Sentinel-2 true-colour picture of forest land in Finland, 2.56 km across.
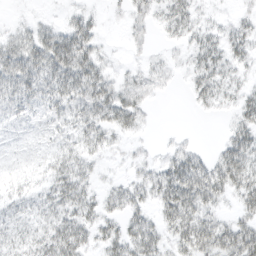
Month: March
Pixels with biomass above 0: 74%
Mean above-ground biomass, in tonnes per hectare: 22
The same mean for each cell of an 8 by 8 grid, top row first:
2 3 15 3 17 27 7 8
30 41 42 4 7 7 27 21
39 35 44 18 13 4 31 13
22 19 25 34 13 0 8 21
9 11 21 13 4 7 2 34
14 19 28 5 19 44 47 44
18 25 34 21 22 53 31 22
24 34 34 28 45 29 43 50
